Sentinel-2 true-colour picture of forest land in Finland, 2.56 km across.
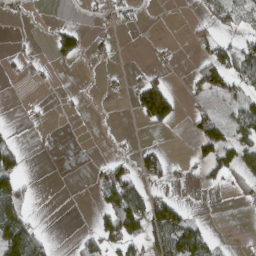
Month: March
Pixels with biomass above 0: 29%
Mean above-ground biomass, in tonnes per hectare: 29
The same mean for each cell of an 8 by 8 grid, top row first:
8 0 4 23 4 1 14 40
4 20 56 11 3 4 35 54
7 7 1 7 42 2 72 58
1 4 2 1 94 50 24 43
23 2 0 5 9 0 61 61
75 0 0 58 43 10 24 40
73 0 0 75 98 63 1 5
136 24 23 61 49 100 44 1
